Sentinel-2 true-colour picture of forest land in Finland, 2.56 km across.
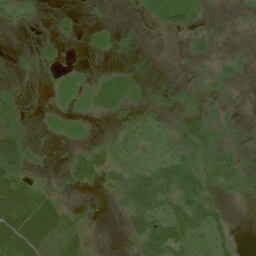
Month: July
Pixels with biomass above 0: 57%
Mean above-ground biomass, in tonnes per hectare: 19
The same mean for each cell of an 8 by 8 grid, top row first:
15 5 6 1 11 42 7 4
3 9 2 6 1 3 15 4
4 4 6 14 6 5 8 8
21 7 7 10 14 13 17 5
48 3 9 18 15 21 30 10
47 7 34 28 34 44 25 22
89 47 10 6 41 36 35 0
80 62 29 0 44 49 25 5
